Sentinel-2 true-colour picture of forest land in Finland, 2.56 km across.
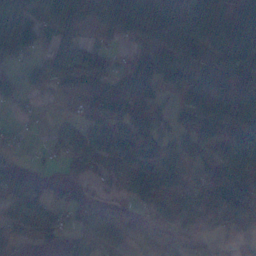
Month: November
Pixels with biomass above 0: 71%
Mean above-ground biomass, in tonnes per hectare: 60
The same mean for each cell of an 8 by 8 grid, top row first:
86 62 55 86 84 69 83 143
102 36 66 24 34 73 68 137
32 34 65 61 77 41 88 104
11 3 30 51 54 38 74 79
10 11 43 59 95 55 51 80
27 22 25 33 86 88 68 61
24 53 59 51 45 73 67 123
37 20 54 105 59 100 53 47
